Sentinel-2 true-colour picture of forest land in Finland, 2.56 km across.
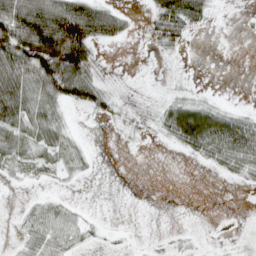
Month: April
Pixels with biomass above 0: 49%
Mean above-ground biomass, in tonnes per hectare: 35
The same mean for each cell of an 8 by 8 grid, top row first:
107 120 121 61 11 100 29 2
109 153 138 9 5 20 0 0
118 105 117 13 5 5 1 0
83 62 16 31 13 75 72 27
63 60 24 2 4 28 70 82
13 12 15 0 0 0 2 24
5 20 6 0 0 0 0 1
13 44 19 3 1 5 2 6
